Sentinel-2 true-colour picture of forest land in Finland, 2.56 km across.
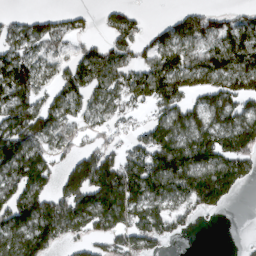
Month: March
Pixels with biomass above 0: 69%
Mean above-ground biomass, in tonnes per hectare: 95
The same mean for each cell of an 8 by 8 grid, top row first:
22 46 35 59 20 44 82 53
82 80 48 83 67 126 104 144
151 50 94 95 122 137 112 122
104 98 75 62 29 108 118 112
147 85 44 48 86 161 160 145
150 104 155 175 177 152 154 100
156 139 168 202 119 56 75 2
122 116 47 66 83 23 0 2
